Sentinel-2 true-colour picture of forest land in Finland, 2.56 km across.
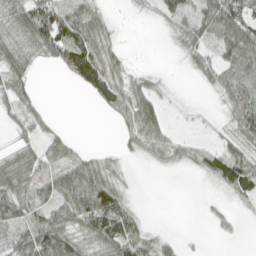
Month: April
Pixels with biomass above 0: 62%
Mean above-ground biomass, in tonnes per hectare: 37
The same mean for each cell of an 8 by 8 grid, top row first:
39 92 70 11 6 38 56 98
36 59 90 26 0 12 34 82
46 0 61 68 23 1 20 81
27 8 0 43 84 4 3 89
15 37 11 1 65 33 19 34
44 44 65 27 0 3 29 83
46 47 85 86 4 0 8 10
40 78 39 60 33 13 3 5
